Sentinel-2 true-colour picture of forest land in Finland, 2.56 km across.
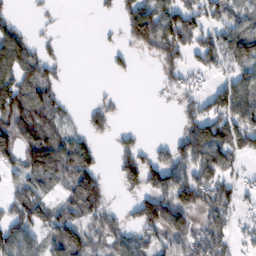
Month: February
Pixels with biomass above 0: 60%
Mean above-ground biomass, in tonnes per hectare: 73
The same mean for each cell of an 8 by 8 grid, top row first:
25 9 0 18 164 113 79 73
121 28 0 19 67 134 94 129
110 84 0 10 0 51 31 82
150 105 20 45 0 32 94 116
122 132 79 28 37 68 137 80
53 96 145 25 124 100 99 37
77 57 125 43 115 137 97 46
113 69 115 62 64 74 96 31
